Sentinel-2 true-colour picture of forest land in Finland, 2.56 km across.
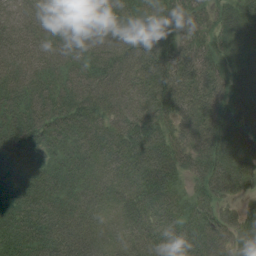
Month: August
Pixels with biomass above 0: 97%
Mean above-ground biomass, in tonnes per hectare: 56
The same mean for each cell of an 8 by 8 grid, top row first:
29 33 45 60 56 44 47 64
49 45 51 63 63 60 54 57
65 56 59 69 67 81 67 64
71 74 64 54 61 58 74 70
77 51 51 50 66 56 69 70
64 53 42 39 57 43 64 54
80 61 40 18 46 43 50 33
82 68 44 19 42 60 72 59
